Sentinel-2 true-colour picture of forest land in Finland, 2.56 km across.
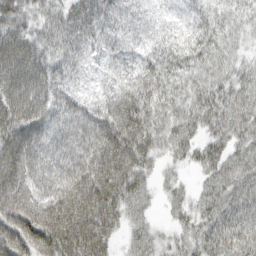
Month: March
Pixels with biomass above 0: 95%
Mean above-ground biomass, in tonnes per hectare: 64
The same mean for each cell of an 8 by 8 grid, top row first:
59 48 70 64 37 32 51 38
90 55 59 48 45 63 64 25
98 80 30 44 69 58 49 47
92 71 62 79 80 51 59 51
94 70 80 105 73 48 45 44
90 79 94 112 50 14 34 55
95 99 115 83 33 27 45 55
90 107 114 49 46 31 61 69
